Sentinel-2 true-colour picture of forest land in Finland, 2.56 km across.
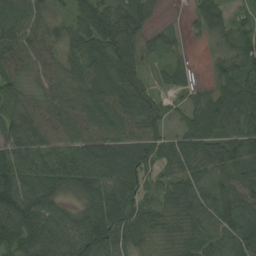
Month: August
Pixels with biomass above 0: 91%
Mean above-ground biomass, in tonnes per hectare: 70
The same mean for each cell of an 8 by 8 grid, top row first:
96 53 63 90 57 2 87 25
92 65 68 85 36 20 19 55
57 62 76 81 35 40 24 87
72 78 76 87 69 24 87 100
87 79 80 83 78 56 82 82
103 93 95 77 52 63 75 68
106 89 59 108 50 75 90 76
75 103 97 95 48 67 79 74
